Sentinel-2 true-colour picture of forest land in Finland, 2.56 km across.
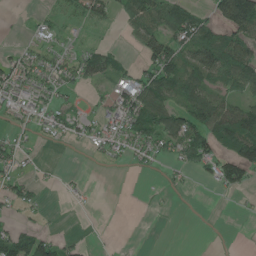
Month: June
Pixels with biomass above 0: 50%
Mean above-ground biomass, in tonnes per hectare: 39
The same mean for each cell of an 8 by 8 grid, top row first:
4 19 34 30 68 78 41 178
15 25 19 17 53 72 110 71
48 42 42 46 58 77 67 94
35 38 21 43 90 70 90 68
32 9 21 48 58 72 72 113
35 4 6 1 6 13 24 56
30 7 4 0 3 4 1 4
71 48 11 0 0 0 1 1
